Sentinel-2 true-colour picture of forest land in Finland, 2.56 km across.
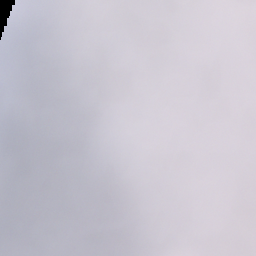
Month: January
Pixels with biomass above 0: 72%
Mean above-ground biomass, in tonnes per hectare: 52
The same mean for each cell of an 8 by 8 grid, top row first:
64 81 71 39 40 30 3 58
102 80 55 17 57 20 5 9
95 94 82 100 15 5 47 15
61 57 46 23 0 5 16 70
110 120 62 0 12 35 3 26
138 109 39 46 43 66 0 27
103 71 44 67 50 83 4 72
95 48 32 48 90 82 57 106
